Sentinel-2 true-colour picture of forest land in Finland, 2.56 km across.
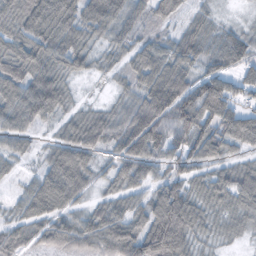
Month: October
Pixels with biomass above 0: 86%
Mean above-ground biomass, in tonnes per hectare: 66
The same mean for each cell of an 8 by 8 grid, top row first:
60 101 69 79 48 49 27 6
56 78 59 36 52 61 55 80
87 91 20 17 61 113 94 55
88 79 30 38 84 131 111 66
38 24 94 50 119 70 93 56
19 76 83 49 65 51 49 71
29 80 34 56 74 162 51 59
51 54 65 96 147 151 26 19
